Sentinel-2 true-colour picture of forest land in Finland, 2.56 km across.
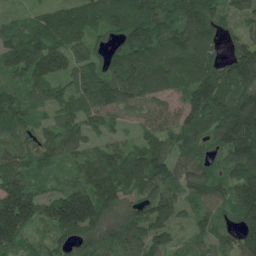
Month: June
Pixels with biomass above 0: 94%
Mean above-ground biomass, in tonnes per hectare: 112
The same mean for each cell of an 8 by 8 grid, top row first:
38 93 112 109 143 119 130 69
122 150 85 86 143 131 96 94
72 111 97 146 158 106 143 144
128 66 107 113 93 94 150 179
91 112 86 67 92 98 80 176
156 48 90 148 140 102 112 128
224 117 207 110 100 97 72 153
112 57 96 96 116 51 70 121
